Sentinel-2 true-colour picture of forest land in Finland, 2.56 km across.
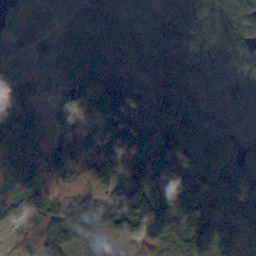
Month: October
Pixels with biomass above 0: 95%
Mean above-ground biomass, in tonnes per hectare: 97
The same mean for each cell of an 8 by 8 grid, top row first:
82 62 105 90 70 83 119 109
97 63 92 106 88 88 126 111
108 66 50 119 91 112 92 93
164 59 91 123 108 116 106 92
110 46 91 124 128 115 93 80
79 79 87 78 127 101 108 117
103 110 108 141 104 73 126 82
53 126 65 79 108 97 148 68
